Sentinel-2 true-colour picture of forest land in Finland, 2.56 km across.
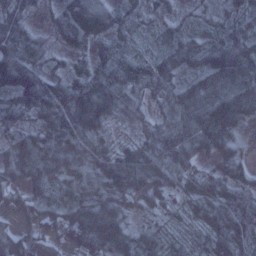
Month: January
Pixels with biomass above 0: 93%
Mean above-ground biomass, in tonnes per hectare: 63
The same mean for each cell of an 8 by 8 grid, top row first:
46 19 76 54 30 21 19 49
76 29 30 33 18 49 56 60
85 55 44 79 54 51 77 100
62 68 101 54 33 68 114 105
68 73 74 30 47 96 89 33
60 77 63 81 84 68 52 39
49 71 119 97 37 19 53 93
101 61 134 132 58 31 42 69
